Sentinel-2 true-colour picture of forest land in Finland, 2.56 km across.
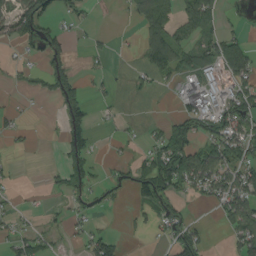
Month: August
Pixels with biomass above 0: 45%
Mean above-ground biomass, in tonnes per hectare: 43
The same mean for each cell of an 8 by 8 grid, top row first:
107 72 25 1 56 49 64 8
21 92 4 13 43 73 58 65
17 70 44 17 32 34 64 53
16 1 85 10 13 29 77 80
6 1 75 7 18 109 63 83
11 10 86 17 66 134 96 75
13 10 25 8 34 41 15 81
38 31 15 52 5 81 24 60
